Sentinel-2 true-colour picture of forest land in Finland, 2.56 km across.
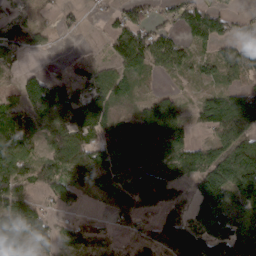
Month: March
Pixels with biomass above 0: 73%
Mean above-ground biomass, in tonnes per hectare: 65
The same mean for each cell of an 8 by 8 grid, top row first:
39 6 21 34 41 49 63 29
63 20 2 36 100 65 38 61
25 64 28 71 23 18 35 57
96 153 86 40 53 59 66 87
120 58 103 93 85 58 54 69
111 57 66 93 97 47 90 87
113 42 29 68 61 43 133 111
92 75 55 22 43 116 107 112
